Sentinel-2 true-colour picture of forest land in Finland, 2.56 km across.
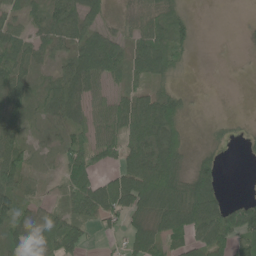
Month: June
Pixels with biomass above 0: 71%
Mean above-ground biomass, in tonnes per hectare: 49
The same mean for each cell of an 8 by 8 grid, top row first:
26 54 68 23 40 31 0 1
52 40 68 71 78 49 0 2
54 32 81 40 37 17 0 0
43 45 53 64 97 57 6 1
53 15 47 53 86 76 17 9
60 6 103 46 132 94 61 0
71 28 72 79 68 108 99 64
61 69 52 15 74 59 86 60
